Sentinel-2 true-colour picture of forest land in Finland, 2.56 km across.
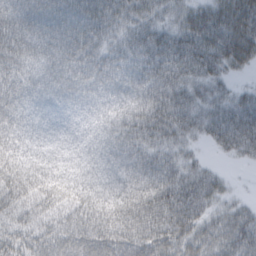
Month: March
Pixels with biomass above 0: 95%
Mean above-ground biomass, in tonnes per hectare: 51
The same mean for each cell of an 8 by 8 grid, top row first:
64 64 65 46 35 34 57 69
57 66 68 39 52 64 68 64
45 56 59 50 55 54 41 10
47 41 41 44 65 60 38 50
46 36 41 57 59 36 16 40
60 50 44 40 59 55 34 2
50 51 66 62 77 76 36 27
45 51 70 80 66 60 52 57
